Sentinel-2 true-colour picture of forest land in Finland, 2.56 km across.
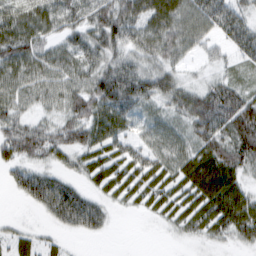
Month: February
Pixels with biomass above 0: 83%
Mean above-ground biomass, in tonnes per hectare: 50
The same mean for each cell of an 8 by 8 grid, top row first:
68 74 54 80 74 73 64 52
74 44 66 64 61 58 22 54
57 52 53 93 73 42 24 29
40 27 66 78 37 46 88 83
68 58 56 55 37 47 66 78
35 48 30 48 51 50 89 46
2 52 95 19 23 45 70 73
30 18 8 2 0 8 25 30
